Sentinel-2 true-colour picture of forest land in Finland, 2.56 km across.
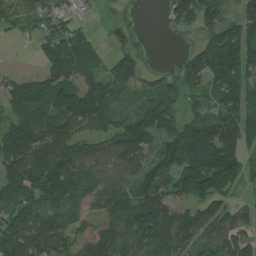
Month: July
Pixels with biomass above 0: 82%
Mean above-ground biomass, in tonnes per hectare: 100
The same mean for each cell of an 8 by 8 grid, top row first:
61 67 31 18 0 66 124 79
3 75 104 60 18 5 165 167
62 109 96 102 63 77 125 112
93 125 161 79 76 65 77 110
194 126 100 107 115 138 228 114
112 146 131 59 82 145 178 104
98 89 48 95 171 123 90 62
148 130 99 143 122 115 93 107
